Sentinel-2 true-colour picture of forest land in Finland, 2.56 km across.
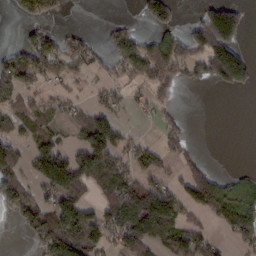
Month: February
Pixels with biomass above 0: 49%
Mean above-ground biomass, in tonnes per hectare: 77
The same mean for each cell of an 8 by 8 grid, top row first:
31 77 0 7 58 53 113 88
41 101 74 70 66 89 177 74
97 58 28 35 71 45 92 124
75 53 47 69 18 19 0 0
82 92 76 157 58 65 0 0
102 164 130 144 76 43 98 32
85 97 121 118 208 100 117 112
3 130 160 66 128 110 72 53
